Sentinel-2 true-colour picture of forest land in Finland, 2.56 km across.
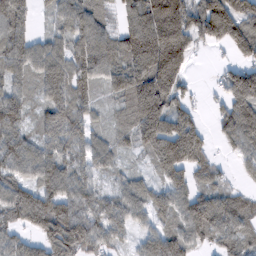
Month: February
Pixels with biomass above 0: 85%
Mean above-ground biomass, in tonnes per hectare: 87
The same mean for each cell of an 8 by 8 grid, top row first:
103 34 90 37 145 161 167 127
86 68 96 85 177 210 38 94
60 94 107 83 142 127 5 131
83 76 75 35 143 97 17 111
84 68 72 48 86 177 44 70
73 91 66 31 30 83 56 18
119 138 96 75 62 88 116 71
59 107 130 55 52 102 59 69
